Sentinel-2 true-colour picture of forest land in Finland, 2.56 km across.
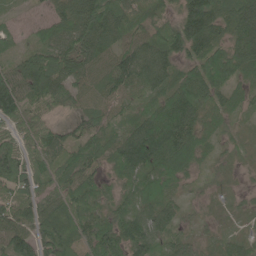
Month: June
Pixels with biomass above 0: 92%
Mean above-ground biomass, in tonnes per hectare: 69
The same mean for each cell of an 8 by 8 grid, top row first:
20 50 110 130 77 60 120 98
34 59 88 60 80 90 96 92
73 104 53 72 73 76 115 47
88 52 46 45 60 124 54 35
68 87 59 63 133 104 37 26
93 86 77 38 73 53 19 14
90 62 89 48 55 46 18 20
100 93 83 93 93 40 22 30
